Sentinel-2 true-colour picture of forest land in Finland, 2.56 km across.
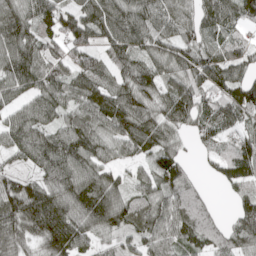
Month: May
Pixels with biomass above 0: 90%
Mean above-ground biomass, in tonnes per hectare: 92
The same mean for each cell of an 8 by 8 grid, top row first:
97 103 98 114 107 90 78 90
121 90 85 87 82 91 80 72
123 116 105 67 96 83 95 85
64 90 86 130 97 101 85 97
88 105 123 88 100 51 51 85
68 97 126 73 53 92 19 100
122 151 123 147 91 94 40 75
92 108 100 53 79 91 73 88
